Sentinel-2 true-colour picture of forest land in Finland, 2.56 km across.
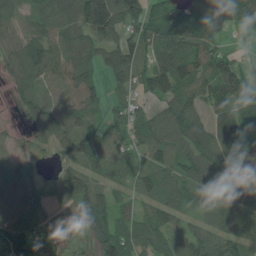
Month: June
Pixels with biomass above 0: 86%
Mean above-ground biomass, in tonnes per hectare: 87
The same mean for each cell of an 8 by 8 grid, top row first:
67 88 130 150 100 94 139 103
66 102 75 97 86 127 89 27
65 75 102 56 79 148 102 106
22 96 103 46 44 108 82 92
35 50 129 84 74 100 99 67
85 14 112 61 63 107 137 95
108 52 80 84 49 99 80 122
111 63 18 137 92 89 104 91
